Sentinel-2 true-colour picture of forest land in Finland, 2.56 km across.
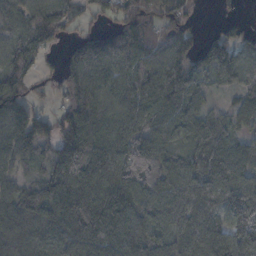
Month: November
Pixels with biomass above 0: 88%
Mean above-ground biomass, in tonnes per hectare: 91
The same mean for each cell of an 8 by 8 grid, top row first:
52 96 46 46 89 77 1 9
77 44 93 134 134 111 65 64
81 30 111 94 94 114 50 52
96 37 117 81 121 110 59 70
89 74 161 100 99 57 92 67
51 97 174 99 95 93 94 104
80 121 137 130 96 98 75 174
69 99 161 153 136 86 129 106
